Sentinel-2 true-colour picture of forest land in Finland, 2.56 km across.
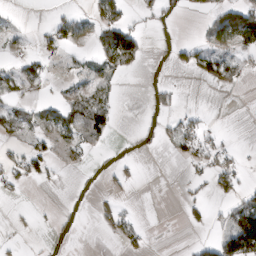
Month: March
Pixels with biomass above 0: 27%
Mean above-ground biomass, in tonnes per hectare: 23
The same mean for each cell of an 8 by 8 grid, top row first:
6 9 26 61 14 20 29 105
4 16 17 120 38 15 30 56
32 20 18 26 3 5 45 33
35 34 60 32 4 20 5 0
14 23 47 8 5 30 29 2
23 19 1 12 2 1 20 27
3 1 1 20 0 2 21 58
3 3 1 10 17 0 20 137
